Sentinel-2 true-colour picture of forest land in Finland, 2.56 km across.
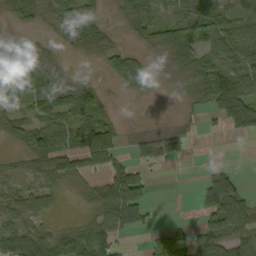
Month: September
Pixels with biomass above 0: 66%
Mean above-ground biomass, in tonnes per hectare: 47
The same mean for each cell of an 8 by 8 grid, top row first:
37 30 54 9 59 45 65 58
42 18 37 35 23 99 54 82
48 49 13 19 36 14 89 99
33 64 69 17 1 4 28 81
23 81 69 70 25 27 0 1
36 62 54 71 39 0 38 24
50 32 11 96 57 0 73 92
116 81 96 73 6 53 76 75
